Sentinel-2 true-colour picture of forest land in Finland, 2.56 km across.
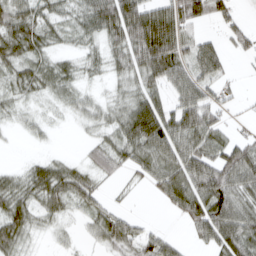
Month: March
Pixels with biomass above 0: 74%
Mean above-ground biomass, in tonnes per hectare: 43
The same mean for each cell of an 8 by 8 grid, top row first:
65 39 37 84 93 76 56 18
60 32 21 40 101 72 46 23
38 44 25 21 52 55 47 8
20 12 25 29 76 61 55 8
3 8 9 42 72 77 64 45
28 60 41 24 30 71 76 72
55 40 27 25 0 36 75 67
50 8 11 51 40 19 41 81
